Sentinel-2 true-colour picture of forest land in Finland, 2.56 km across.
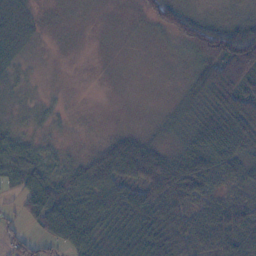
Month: November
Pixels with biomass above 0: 71%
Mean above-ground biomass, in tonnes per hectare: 41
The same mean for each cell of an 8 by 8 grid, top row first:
45 2 0 1 24 60 17 14
40 2 0 0 1 17 128 155
15 2 0 0 0 3 69 81
8 7 2 0 0 11 40 97
33 9 6 42 37 16 89 81
35 35 43 75 79 77 74 47
17 73 55 60 85 60 46 59
49 36 65 70 103 57 61 74
